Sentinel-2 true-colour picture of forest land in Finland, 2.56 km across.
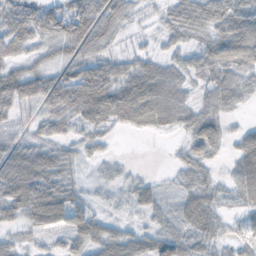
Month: November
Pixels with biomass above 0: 80%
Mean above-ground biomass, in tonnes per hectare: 41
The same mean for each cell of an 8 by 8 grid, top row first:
55 70 81 51 10 32 49 50
37 26 52 23 13 28 42 72
53 46 79 68 62 37 40 34
25 39 67 72 72 50 45 13
37 38 28 9 0 10 73 46
85 72 19 16 10 16 28 48
57 77 44 9 31 28 60 19
21 7 35 56 40 61 39 20
